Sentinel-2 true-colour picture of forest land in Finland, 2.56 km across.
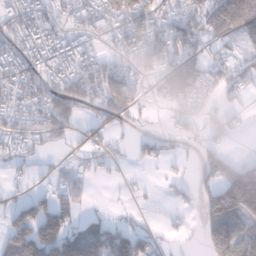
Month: January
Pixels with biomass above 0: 61%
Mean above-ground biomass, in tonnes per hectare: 71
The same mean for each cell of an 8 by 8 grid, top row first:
78 71 73 111 118 89 91 156
73 86 65 48 103 107 55 46
101 87 103 93 45 197 80 71
68 102 56 96 26 57 38 35
47 37 45 33 40 28 44 3
22 21 42 12 8 20 54 125
69 111 42 7 13 25 90 132
137 159 141 112 77 15 90 127
